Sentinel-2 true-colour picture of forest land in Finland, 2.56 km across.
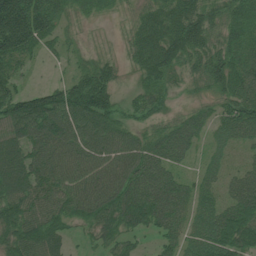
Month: July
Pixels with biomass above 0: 86%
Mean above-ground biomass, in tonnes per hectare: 75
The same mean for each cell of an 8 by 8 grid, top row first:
216 106 31 16 57 100 70 70
137 41 18 6 106 110 68 78
56 15 77 61 50 26 67 93
122 148 127 84 45 20 33 92
86 109 88 88 60 68 33 33
113 103 102 108 88 41 40 48
93 90 96 110 108 69 63 88
86 99 18 53 22 48 96 91
